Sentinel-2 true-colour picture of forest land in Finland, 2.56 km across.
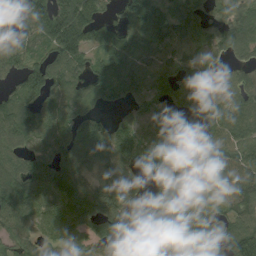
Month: August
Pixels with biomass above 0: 86%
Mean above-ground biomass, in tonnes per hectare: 102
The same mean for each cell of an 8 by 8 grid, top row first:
111 161 153 53 119 103 70 92
109 96 131 130 98 120 88 82
77 140 91 125 120 121 100 79
121 78 101 41 108 76 96 94
72 82 124 122 109 86 129 111
100 110 88 105 58 70 89 105
119 85 142 171 84 65 64 98
91 66 112 109 98 88 126 152
